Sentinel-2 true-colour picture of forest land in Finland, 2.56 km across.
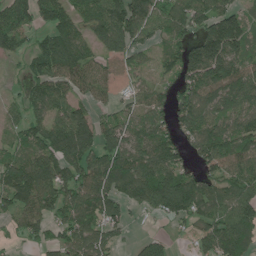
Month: June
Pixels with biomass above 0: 80%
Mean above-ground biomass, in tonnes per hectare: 110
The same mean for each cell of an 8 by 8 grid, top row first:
132 113 78 156 131 140 131 90
72 126 106 100 77 92 200 106
15 133 103 58 58 77 161 144
45 117 96 57 93 115 117 115
55 139 181 123 128 98 132 120
176 175 128 146 172 152 95 102
116 115 140 102 72 135 105 143
27 80 122 72 59 32 120 135
